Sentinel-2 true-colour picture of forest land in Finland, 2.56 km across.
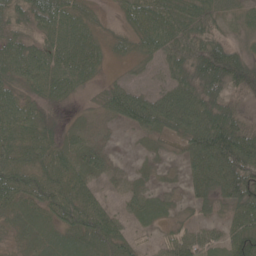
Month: June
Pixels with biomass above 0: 88%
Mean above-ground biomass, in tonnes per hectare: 50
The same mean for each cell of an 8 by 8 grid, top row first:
38 63 48 14 69 62 44 32
54 54 61 23 38 59 62 28
44 58 47 22 18 45 75 64
73 23 14 50 86 85 77 42
64 54 42 17 13 25 113 104
84 76 61 27 13 8 73 88
45 59 83 31 38 20 24 57
23 36 64 77 15 47 50 70
